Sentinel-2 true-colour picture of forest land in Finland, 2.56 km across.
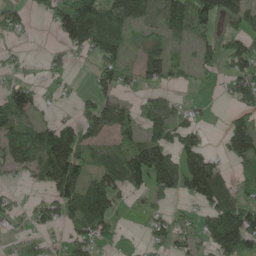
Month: May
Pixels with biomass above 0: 63%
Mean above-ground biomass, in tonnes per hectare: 72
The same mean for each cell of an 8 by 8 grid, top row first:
55 41 194 116 77 104 119 94
17 18 65 105 61 33 60 98
50 21 5 80 51 33 12 98
95 19 55 97 68 53 11 62
94 127 115 63 120 86 34 108
27 108 115 88 109 105 169 43
33 61 126 77 23 29 78 127
32 40 62 46 25 59 88 157
